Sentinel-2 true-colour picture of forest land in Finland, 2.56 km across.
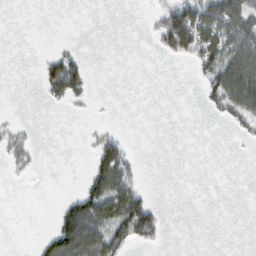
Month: February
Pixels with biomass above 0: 26%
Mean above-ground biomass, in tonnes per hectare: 27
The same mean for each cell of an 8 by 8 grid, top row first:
0 0 0 0 4 101 119 102
0 4 5 0 0 76 85 87
0 54 56 0 0 0 49 117
2 1 3 1 0 0 12 60
33 0 2 56 0 0 0 4
8 0 7 109 6 0 0 0
0 0 104 91 84 0 0 0
0 39 129 64 35 0 0 0
